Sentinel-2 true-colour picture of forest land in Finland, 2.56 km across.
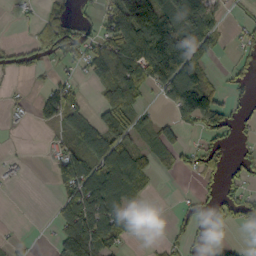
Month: October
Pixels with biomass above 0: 49%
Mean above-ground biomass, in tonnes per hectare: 53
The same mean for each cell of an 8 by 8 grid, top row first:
9 32 27 100 133 86 60 14
33 65 69 88 125 149 52 27
6 16 20 92 83 124 35 40
12 72 46 78 18 51 115 39
1 10 60 92 26 50 49 26
10 6 96 110 62 20 46 48
0 6 127 73 17 17 58 72
6 7 143 74 9 35 111 6
